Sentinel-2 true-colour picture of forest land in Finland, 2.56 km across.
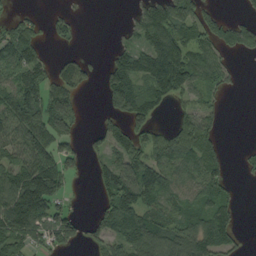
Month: September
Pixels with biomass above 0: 61%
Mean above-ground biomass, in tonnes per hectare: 69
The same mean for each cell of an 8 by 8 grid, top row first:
24 19 8 0 94 126 54 16
112 18 11 25 101 148 65 57
75 65 61 91 108 161 69 9
106 123 47 45 84 26 48 0
84 95 34 73 68 97 71 3
96 141 15 86 107 59 91 7
156 124 10 94 93 67 90 27
88 48 38 85 115 92 118 26
